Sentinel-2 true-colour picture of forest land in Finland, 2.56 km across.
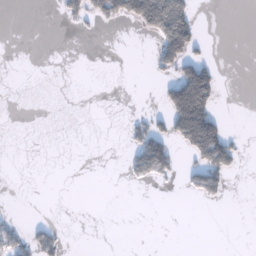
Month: January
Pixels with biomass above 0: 14%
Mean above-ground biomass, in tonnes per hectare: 23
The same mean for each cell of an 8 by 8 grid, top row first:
0 0 42 75 132 135 0 0
0 0 0 0 0 113 9 0
0 0 0 0 1 78 99 0
0 0 0 0 13 116 104 0
0 0 0 0 91 52 146 22
0 0 0 0 43 21 83 6
2 0 0 0 0 0 2 0
52 49 0 0 0 0 0 0
